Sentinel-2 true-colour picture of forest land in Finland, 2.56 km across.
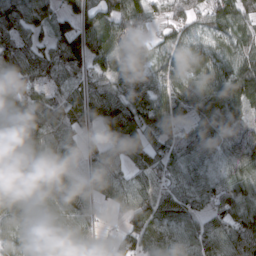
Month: March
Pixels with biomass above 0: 92%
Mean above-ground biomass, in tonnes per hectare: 89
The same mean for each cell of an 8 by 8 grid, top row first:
112 74 94 94 74 57 67 81
102 72 126 102 33 57 67 71
104 71 64 92 91 83 84 124
118 102 79 123 111 84 89 77
100 92 42 76 66 78 97 89
116 160 47 82 56 76 92 110
140 157 90 31 87 89 59 113
99 152 108 22 90 88 89 99
